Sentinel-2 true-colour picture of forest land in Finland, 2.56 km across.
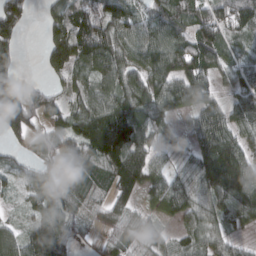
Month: March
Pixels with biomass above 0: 82%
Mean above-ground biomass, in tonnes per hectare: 85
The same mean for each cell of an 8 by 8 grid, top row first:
110 56 113 96 63 103 105 102
76 79 135 110 95 109 121 58
85 39 64 106 99 109 59 81
138 100 86 118 88 59 73 107
41 64 103 167 81 24 105 105
52 57 85 95 102 59 134 159
20 100 62 66 34 78 72 134
66 153 44 63 50 45 66 29
